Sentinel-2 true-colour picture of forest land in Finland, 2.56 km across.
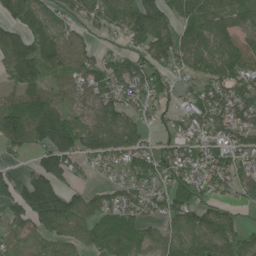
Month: June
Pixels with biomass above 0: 79%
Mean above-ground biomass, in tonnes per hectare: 95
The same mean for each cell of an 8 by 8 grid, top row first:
95 69 67 103 142 105 139 109
125 108 76 27 98 126 129 101
72 72 86 116 115 50 110 88
131 143 57 114 57 51 129 103
92 152 112 146 83 89 95 108
60 128 35 39 107 83 100 95
100 171 108 86 74 101 64 43
45 63 79 91 95 75 131 91
